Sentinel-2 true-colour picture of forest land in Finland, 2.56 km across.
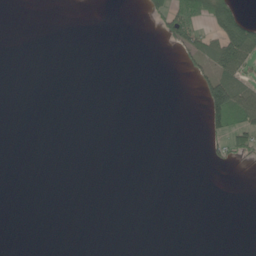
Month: June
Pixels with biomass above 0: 10%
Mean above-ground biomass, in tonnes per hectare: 12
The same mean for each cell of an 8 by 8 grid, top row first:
0 0 0 0 14 95 91 60
0 0 0 0 0 24 46 90
0 0 0 0 0 0 52 46
0 0 0 0 0 0 73 93
0 0 0 0 0 0 21 48
0 0 0 0 0 0 0 0
0 0 0 0 0 0 0 0
0 0 0 0 0 0 0 0
